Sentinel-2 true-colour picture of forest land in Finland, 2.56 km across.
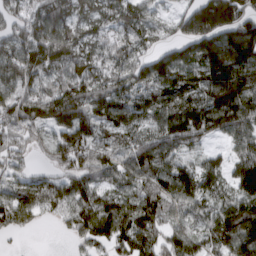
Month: March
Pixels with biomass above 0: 89%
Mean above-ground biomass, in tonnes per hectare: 108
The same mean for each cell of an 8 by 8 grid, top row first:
72 138 69 80 63 58 221 163
111 194 88 77 58 89 191 245
139 84 102 95 110 144 172 236
106 104 137 115 95 138 146 156
57 68 144 53 117 122 40 75
65 51 95 73 121 134 91 118
136 67 109 120 119 84 75 110
11 0 65 112 117 109 79 160
